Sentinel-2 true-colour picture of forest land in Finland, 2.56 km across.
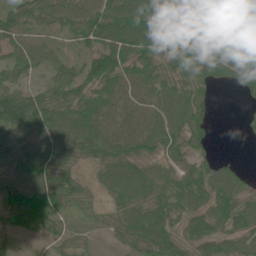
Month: June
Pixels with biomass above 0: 86%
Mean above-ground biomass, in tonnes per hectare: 57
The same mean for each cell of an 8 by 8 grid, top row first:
56 63 71 77 101 107 78 51
50 40 32 70 67 74 85 82
56 38 64 59 54 60 49 54
135 97 75 42 36 61 29 5
70 82 75 58 47 50 28 2
63 73 35 60 60 51 49 29
75 79 35 37 65 56 55 56
22 27 31 19 72 58 59 50
